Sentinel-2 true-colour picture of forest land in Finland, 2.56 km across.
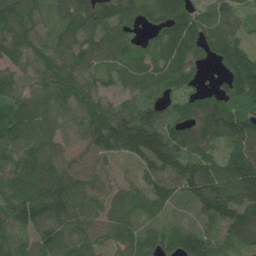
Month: June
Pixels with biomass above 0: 94%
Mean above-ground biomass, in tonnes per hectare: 109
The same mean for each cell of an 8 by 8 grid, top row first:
170 67 142 120 83 124 88 58
123 115 112 92 67 132 105 119
74 118 125 68 101 101 30 201
123 76 100 117 118 64 128 116
110 88 59 118 162 142 103 114
124 147 101 58 82 167 159 149
135 159 100 91 73 54 161 168
79 129 113 67 90 100 104 96
